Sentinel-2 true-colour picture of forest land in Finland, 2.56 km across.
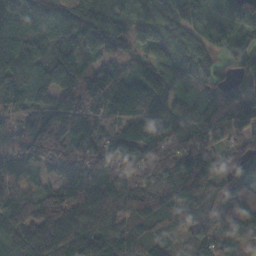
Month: October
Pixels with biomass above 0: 95%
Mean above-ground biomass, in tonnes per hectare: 102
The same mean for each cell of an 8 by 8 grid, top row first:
88 88 103 71 61 84 82 86
150 108 131 75 48 73 86 102
104 105 168 157 133 91 97 48
69 125 185 99 120 103 117 108
69 135 109 109 118 81 79 65
77 47 130 125 99 119 105 89
103 106 134 122 129 105 105 140
80 110 116 95 99 56 77 107
